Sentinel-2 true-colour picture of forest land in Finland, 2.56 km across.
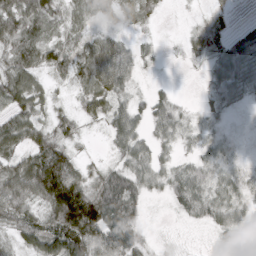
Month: March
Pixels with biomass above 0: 85%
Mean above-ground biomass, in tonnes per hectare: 42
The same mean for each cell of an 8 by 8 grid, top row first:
72 50 34 20 27 1 18 3
54 41 39 64 17 4 54 45
59 20 34 81 8 3 24 56
50 27 27 47 31 36 18 10
45 67 15 25 40 28 26 13
67 149 53 51 46 41 40 30
59 72 179 91 25 25 48 36
34 66 101 96 31 5 3 23
